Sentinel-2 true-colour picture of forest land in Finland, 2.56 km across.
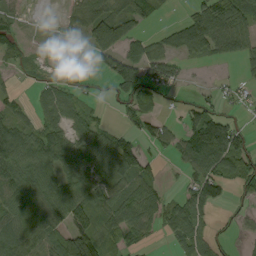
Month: September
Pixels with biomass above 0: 66%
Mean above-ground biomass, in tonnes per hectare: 57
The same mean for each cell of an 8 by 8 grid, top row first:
18 1 57 76 55 11 109 93
38 11 51 67 57 59 80 67
7 26 34 58 89 49 5 20
30 50 42 9 63 13 66 17
106 80 55 76 47 55 174 79
72 68 64 80 66 7 99 85
75 77 102 89 80 52 71 24
76 67 130 44 32 46 50 18
